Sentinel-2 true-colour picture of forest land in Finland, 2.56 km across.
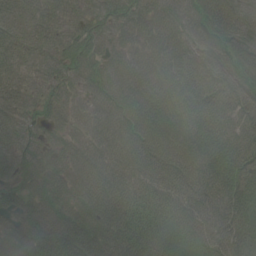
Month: June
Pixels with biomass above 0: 98%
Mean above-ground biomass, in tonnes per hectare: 67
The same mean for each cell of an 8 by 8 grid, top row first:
67 74 53 66 72 73 92 61
68 57 73 43 52 76 66 82
47 44 52 63 59 66 86 77
53 42 35 66 81 58 81 71
47 36 44 71 89 72 67 70
59 64 51 81 79 83 69 69
63 75 68 88 90 78 58 59
74 96 107 91 95 52 46 37
